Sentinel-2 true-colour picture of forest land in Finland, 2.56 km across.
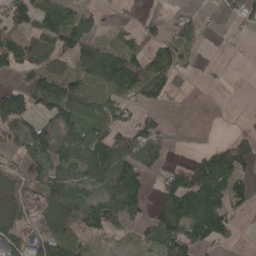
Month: April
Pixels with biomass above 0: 61%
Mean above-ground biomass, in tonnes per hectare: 74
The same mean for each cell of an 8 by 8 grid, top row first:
99 143 81 11 23 30 6 55
111 96 97 62 50 74 2 9
32 69 68 133 121 32 0 2
147 102 92 79 37 0 0 3
66 137 123 102 113 7 18 65
49 94 82 141 80 88 193 76
74 74 98 101 68 155 185 49
98 120 71 44 60 138 94 11
